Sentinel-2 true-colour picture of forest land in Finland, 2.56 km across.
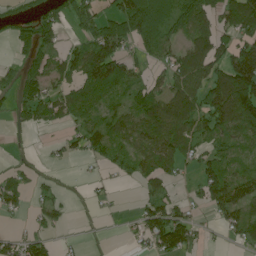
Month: June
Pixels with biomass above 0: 61%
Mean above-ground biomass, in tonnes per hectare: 69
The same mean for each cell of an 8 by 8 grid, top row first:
30 57 81 84 184 98 94 124
42 69 66 130 63 56 122 99
67 85 83 118 45 79 118 180
45 79 66 57 113 140 112 147
3 12 54 74 76 100 62 57
55 12 4 25 65 33 83 74
44 46 6 9 57 68 47 100
42 39 6 2 46 114 11 38
